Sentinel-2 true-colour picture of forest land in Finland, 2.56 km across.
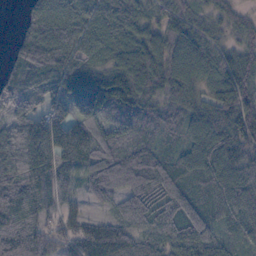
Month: October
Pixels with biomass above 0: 93%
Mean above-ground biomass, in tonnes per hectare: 79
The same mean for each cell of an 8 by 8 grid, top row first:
7 109 64 91 66 75 47 38
64 153 78 73 97 79 66 53
68 96 135 109 105 90 62 88
91 70 98 66 66 51 71 93
134 124 92 80 58 38 91 92
131 81 49 117 111 87 64 80
141 49 15 34 69 87 62 76
120 65 66 104 65 62 72 35
